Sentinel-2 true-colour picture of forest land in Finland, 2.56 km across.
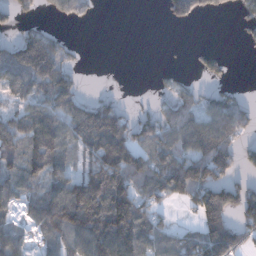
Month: December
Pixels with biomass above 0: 59%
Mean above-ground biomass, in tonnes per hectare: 82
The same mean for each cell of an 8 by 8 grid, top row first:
63 30 56 0 0 78 38 53
101 131 12 0 0 2 22 8
121 137 35 3 0 34 42 3
66 104 108 106 23 93 97 98
81 142 96 201 93 108 157 71
88 90 76 163 116 151 140 50
45 120 174 180 86 17 162 114
75 53 119 184 114 65 148 89
